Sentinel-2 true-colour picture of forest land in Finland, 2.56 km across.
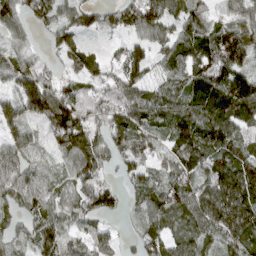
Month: March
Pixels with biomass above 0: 89%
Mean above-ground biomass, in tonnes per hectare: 75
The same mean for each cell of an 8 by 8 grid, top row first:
64 74 62 52 109 75 60 61
48 24 60 20 60 72 99 105
80 58 59 58 65 56 97 88
69 114 113 93 94 93 102 98
73 38 123 72 70 79 89 80
77 49 91 26 67 86 87 117
66 80 76 45 56 88 127 137
52 94 54 40 69 70 49 86
